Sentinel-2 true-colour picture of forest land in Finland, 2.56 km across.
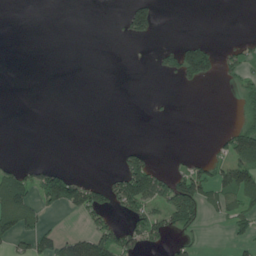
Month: June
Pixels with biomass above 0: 24%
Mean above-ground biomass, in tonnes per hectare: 32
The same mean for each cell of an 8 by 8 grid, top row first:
0 0 0 1 78 0 0 0
0 0 0 0 2 49 45 24
0 0 0 0 0 27 36 43
0 0 0 0 0 3 0 38
0 0 0 1 13 0 4 93
49 78 26 28 152 63 72 107
103 53 86 56 93 129 42 55
63 57 71 93 80 25 8 22
